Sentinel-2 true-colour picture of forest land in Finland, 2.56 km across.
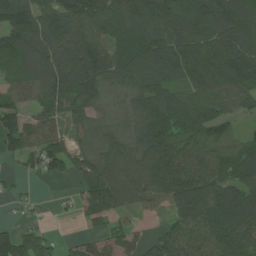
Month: July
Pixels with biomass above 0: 87%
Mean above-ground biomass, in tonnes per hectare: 117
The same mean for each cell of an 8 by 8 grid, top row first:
184 146 174 128 152 183 179 158
160 174 180 95 149 161 151 154
76 152 193 108 123 98 118 125
92 106 114 65 122 154 115 61
111 115 56 94 129 118 92 64
23 68 75 124 136 149 129 120
16 4 70 138 62 113 180 191
110 70 37 60 69 122 127 174
